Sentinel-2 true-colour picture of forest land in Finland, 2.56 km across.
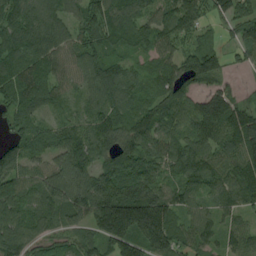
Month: August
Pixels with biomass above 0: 93%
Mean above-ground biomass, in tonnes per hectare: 99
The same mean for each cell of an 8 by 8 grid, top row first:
105 95 75 124 84 121 61 93
111 99 79 64 54 74 85 66
109 103 71 151 55 84 82 17
73 44 49 92 72 82 147 104
81 85 123 96 104 88 95 116
117 110 131 147 114 66 98 109
103 88 147 249 250 102 61 92
111 61 76 156 185 109 60 60
